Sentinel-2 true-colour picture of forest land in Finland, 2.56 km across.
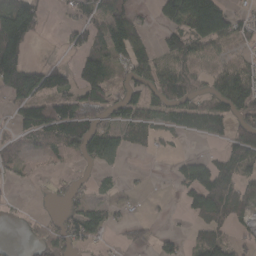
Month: March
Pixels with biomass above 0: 57%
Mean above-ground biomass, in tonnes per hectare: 56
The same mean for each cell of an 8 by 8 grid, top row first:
146 14 36 84 14 107 223 37
123 1 54 82 56 85 57 22
126 93 73 59 61 103 38 80
42 81 90 60 65 63 78 85
27 54 94 75 39 13 17 93
24 11 11 14 4 24 87 69
5 5 52 34 6 5 122 66
2 73 49 10 20 24 83 32
